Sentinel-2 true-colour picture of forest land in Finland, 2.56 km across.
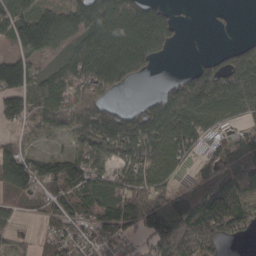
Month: March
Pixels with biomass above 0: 76%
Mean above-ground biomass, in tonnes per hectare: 87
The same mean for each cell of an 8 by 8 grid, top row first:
107 91 111 133 133 32 5 2
51 77 93 148 149 27 3 56
150 71 105 132 23 36 116 102
110 118 137 95 92 125 90 54
49 22 67 110 120 99 42 58
143 107 133 64 85 35 38 114
40 77 116 174 158 149 115 87
37 57 89 91 50 124 96 21
